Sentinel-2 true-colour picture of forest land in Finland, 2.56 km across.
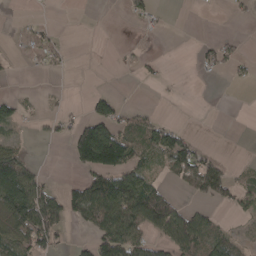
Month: April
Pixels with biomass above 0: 36%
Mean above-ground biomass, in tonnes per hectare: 39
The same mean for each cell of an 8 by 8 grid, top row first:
2 3 0 0 22 0 1 7
3 23 0 1 3 0 26 17
3 3 0 0 8 1 5 13
34 9 6 68 22 0 0 0
25 11 142 195 70 72 8 0
127 15 29 114 69 36 94 22
118 87 97 114 135 56 24 38
76 62 10 102 64 96 84 33
